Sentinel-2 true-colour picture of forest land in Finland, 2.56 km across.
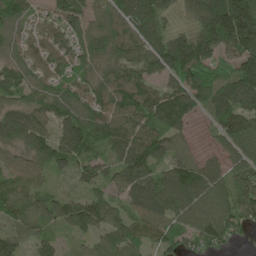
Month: May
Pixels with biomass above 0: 90%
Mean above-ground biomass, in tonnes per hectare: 106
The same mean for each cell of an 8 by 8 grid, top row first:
95 66 95 106 144 44 192 265
67 95 95 107 123 180 157 183
101 93 75 108 102 122 121 163
81 104 99 124 136 175 77 126
73 126 136 99 150 74 18 125
92 50 58 73 121 133 104 96
108 83 116 76 102 114 123 116
95 60 37 84 82 86 106 37
